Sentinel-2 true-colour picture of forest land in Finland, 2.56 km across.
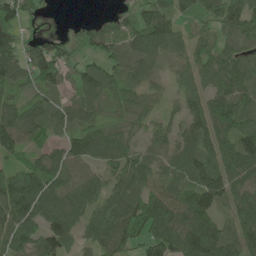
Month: June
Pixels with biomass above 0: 87%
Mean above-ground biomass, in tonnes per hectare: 79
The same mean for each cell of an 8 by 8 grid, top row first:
94 13 4 29 85 77 70 106
101 79 51 67 98 68 68 68
78 71 81 77 62 39 64 85
75 75 84 69 66 31 98 98
93 56 97 100 43 55 75 113
90 111 72 53 76 70 100 82
124 86 66 79 134 109 90 81
82 103 47 94 101 115 161 98
